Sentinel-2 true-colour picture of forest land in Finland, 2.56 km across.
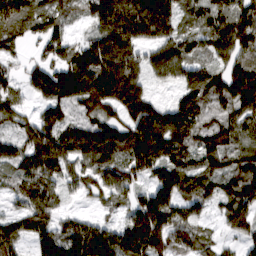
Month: March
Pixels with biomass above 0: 88%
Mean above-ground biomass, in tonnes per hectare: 118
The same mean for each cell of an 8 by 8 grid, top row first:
165 95 67 223 238 122 99 132
42 55 100 193 108 103 87 125
57 159 234 219 73 87 137 181
82 106 88 69 47 127 107 121
122 196 205 188 194 136 115 99
99 124 85 114 68 50 102 118
51 110 19 45 161 123 46 143
117 115 192 150 200 101 51 59
